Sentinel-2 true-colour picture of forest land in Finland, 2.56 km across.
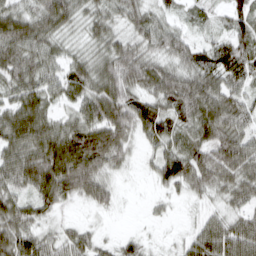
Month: March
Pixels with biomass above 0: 90%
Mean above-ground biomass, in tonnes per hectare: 67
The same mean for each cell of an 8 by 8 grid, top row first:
76 86 47 52 63 28 26 60
95 64 34 67 61 74 55 77
70 64 71 89 78 84 77 68
69 52 61 101 96 67 99 76
83 97 131 116 34 62 89 84
82 119 133 42 11 100 82 83
77 56 14 25 6 11 33 50
102 56 57 22 25 15 101 92
